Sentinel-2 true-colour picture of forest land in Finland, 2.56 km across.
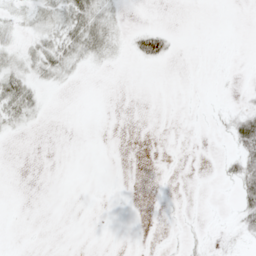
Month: May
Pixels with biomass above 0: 21%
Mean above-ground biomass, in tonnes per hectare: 6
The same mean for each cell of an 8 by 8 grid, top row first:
9 18 32 14 0 0 0 0
10 23 27 15 33 5 0 0
25 11 3 0 0 0 0 0
26 2 0 0 0 0 2 18
0 0 0 0 0 0 0 37
0 0 0 0 0 0 0 36
0 0 0 0 0 1 0 25
0 0 0 0 0 2 6 8
